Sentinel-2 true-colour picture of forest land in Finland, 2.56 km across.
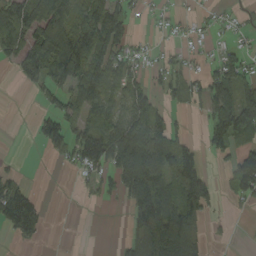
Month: September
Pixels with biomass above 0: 53%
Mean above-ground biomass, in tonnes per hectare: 64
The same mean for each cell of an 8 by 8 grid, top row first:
131 148 94 102 15 20 15 17
85 142 169 87 17 19 16 35
20 80 117 79 43 47 53 87
0 44 63 67 93 24 55 145
0 64 109 134 135 83 42 84
26 0 22 61 158 106 2 107
156 18 0 4 127 142 42 10
27 8 0 2 91 167 21 0
